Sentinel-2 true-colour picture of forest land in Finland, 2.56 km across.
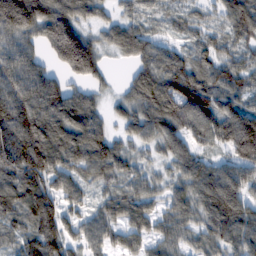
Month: February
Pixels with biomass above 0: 89%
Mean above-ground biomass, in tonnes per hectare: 98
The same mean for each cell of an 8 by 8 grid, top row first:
204 136 89 46 68 54 47 109
113 81 189 56 88 56 67 65
138 116 66 22 99 146 91 93
157 149 115 36 102 140 128 141
187 132 116 82 60 88 73 199
117 114 74 74 63 71 117 116
95 124 56 77 75 68 114 119
68 134 69 60 63 64 72 110
